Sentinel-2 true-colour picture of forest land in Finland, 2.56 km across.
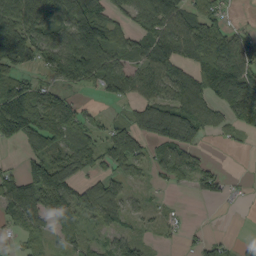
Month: September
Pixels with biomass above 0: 69%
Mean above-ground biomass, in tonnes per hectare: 61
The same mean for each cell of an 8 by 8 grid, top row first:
101 86 124 52 90 94 63 5
122 85 130 65 50 71 94 82
66 32 80 93 72 79 96 129
115 86 35 8 65 90 69 82
36 77 56 74 48 85 12 8
48 157 61 50 18 51 29 5
71 101 84 61 23 6 0 4
33 27 42 40 22 14 30 16
